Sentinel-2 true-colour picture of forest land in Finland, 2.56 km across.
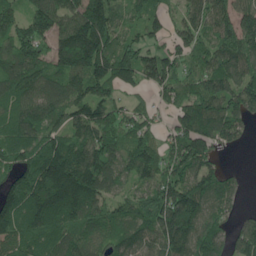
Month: May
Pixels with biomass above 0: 88%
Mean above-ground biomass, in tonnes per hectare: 131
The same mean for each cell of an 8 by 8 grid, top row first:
86 160 167 141 103 66 122 132
152 108 258 153 114 113 112 155
159 132 146 187 107 124 161 145
120 136 126 105 60 93 164 139
154 134 125 112 106 126 137 40
124 189 201 110 99 119 147 27
157 209 185 95 111 249 113 41
124 133 104 89 97 213 176 103
